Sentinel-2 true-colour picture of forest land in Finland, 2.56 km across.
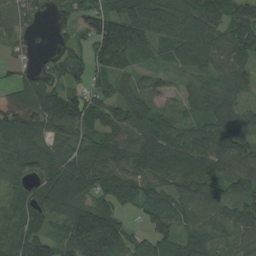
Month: August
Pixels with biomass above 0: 89%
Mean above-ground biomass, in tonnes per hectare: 87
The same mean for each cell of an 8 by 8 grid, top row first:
44 43 109 119 116 105 95 89
28 10 63 171 81 77 98 93
46 65 70 82 52 32 72 72
126 141 139 88 97 38 87 66
88 80 84 97 102 106 104 106
73 87 129 88 81 96 94 92
77 95 132 82 68 76 79 77
85 110 156 129 92 78 79 63
